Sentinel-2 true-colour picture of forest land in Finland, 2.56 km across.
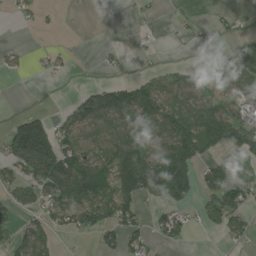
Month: July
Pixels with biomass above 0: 49%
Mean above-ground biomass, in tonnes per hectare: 60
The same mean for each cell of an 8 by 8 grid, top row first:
15 7 0 0 15 8 5 12
14 15 2 6 7 7 14 52
3 6 1 18 47 58 57 91
11 20 71 141 155 125 131 65
147 165 83 95 95 146 94 105
66 151 125 94 194 155 68 35
55 66 103 109 40 47 65 74
58 48 9 51 40 37 1 26
